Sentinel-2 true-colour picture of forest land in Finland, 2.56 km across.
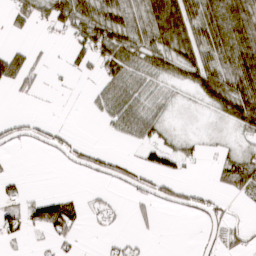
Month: March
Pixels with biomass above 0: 50%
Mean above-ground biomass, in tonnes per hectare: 37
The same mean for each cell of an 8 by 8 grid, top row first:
39 59 74 69 70 123 78 81
25 6 46 87 58 68 72 91
62 7 8 56 38 30 75 95
4 2 1 55 54 11 16 83
20 26 23 4 43 29 8 17
13 0 7 33 36 38 5 69
38 70 15 19 18 34 33 5
24 21 12 12 8 0 18 35
